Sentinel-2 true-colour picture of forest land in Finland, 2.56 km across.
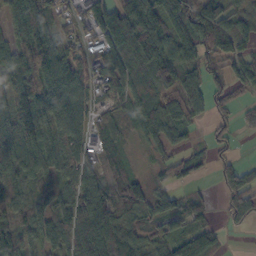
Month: October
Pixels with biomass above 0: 82%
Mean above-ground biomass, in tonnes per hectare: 73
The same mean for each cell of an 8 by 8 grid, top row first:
84 87 55 94 117 80 102 48
97 111 48 79 102 79 89 64
117 118 84 79 75 76 61 50
91 89 76 53 85 87 51 35
82 76 88 51 31 42 34 12
97 50 96 63 30 55 15 77
120 56 102 99 71 60 37 83
101 65 100 88 71 84 67 1
